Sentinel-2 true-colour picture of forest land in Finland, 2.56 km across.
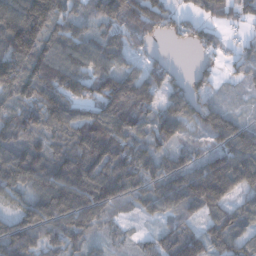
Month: December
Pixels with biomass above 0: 87%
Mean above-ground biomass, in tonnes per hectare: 90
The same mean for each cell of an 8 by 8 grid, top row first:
139 153 61 108 126 42 45 39
145 102 90 86 37 12 41 31
126 128 106 113 93 43 35 27
80 122 73 136 78 94 83 25
93 76 126 140 79 58 41 100
135 140 177 145 116 113 184 148
54 132 136 69 50 79 93 63
121 84 73 28 32 83 65 78
